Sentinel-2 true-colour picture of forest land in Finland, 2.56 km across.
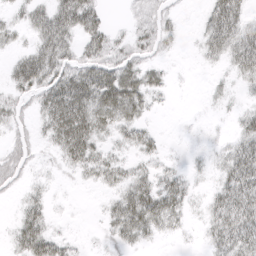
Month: April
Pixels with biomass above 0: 64%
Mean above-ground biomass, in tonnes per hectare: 26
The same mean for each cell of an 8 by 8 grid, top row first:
15 48 55 4 20 11 27 37
15 53 29 30 26 7 29 47
32 46 53 56 37 3 5 20
21 41 59 54 23 1 3 13
18 15 58 17 21 2 5 31
20 6 15 26 23 18 9 51
9 17 1 23 56 32 23 55
23 37 4 16 20 6 19 50
